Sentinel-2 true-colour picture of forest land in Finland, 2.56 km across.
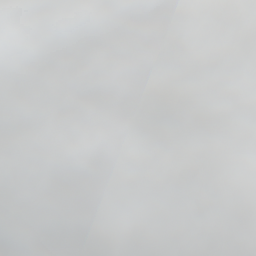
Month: September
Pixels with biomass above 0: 53%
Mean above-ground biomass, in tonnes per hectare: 37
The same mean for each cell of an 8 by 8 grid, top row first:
11 59 87 82 6 34 53 39
3 32 80 72 6 17 17 6
7 9 48 46 5 20 4 5
39 50 32 30 22 10 11 1
28 24 15 27 25 22 10 12
8 7 17 31 45 28 44 68
103 52 21 46 32 15 58 82
95 83 36 57 65 83 71 92
